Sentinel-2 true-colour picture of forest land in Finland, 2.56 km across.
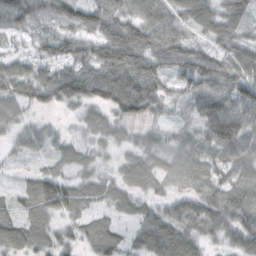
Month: October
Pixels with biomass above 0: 89%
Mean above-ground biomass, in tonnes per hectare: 50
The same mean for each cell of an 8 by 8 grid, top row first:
57 42 59 57 66 51 60 55
15 38 43 75 71 65 37 52
65 56 78 76 78 46 76 82
40 23 28 49 71 18 77 77
23 28 31 32 37 34 67 91
10 51 33 28 54 49 61 68
30 79 39 30 28 42 59 64
54 51 34 43 43 62 30 52
